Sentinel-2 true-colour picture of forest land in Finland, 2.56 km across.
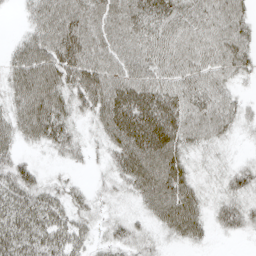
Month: April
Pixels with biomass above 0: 84%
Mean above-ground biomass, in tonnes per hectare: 42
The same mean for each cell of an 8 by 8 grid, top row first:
5 54 53 54 57 49 47 38
26 56 62 50 51 49 50 45
43 63 54 57 52 46 46 16
43 69 28 71 75 60 55 29
29 33 22 44 81 55 28 6
53 14 6 25 68 56 14 30
59 57 26 12 25 67 27 39
67 60 34 26 24 20 13 6
